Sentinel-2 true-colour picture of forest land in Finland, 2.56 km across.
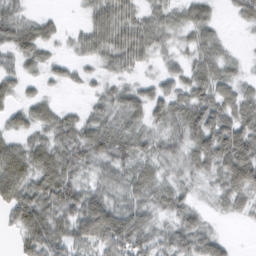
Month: February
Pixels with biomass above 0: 84%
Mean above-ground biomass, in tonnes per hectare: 45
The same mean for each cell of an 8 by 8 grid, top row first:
44 19 11 79 42 32 34 29
52 27 32 80 55 21 44 5
37 21 22 27 19 38 64 29
32 37 22 52 51 61 79 58
42 59 66 76 43 41 77 89
83 81 42 48 44 23 33 76
65 71 64 49 44 47 14 26
20 73 45 67 47 49 47 1
